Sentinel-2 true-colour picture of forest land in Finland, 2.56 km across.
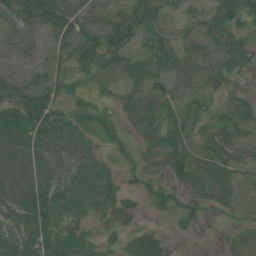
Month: July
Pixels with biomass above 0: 73%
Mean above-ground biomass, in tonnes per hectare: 34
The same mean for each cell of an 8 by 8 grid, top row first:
57 65 56 38 57 18 30 48
43 28 48 62 29 39 42 42
35 28 21 17 41 47 38 16
53 46 23 20 33 20 20 42
50 46 38 23 24 35 30 34
47 50 41 26 30 33 26 20
43 47 29 49 15 31 22 14
45 48 33 16 30 6 1 14
